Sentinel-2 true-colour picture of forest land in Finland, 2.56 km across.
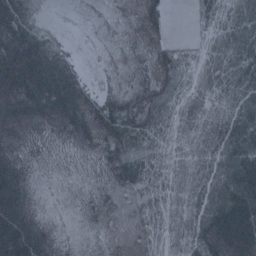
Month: January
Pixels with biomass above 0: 59%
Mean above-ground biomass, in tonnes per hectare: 28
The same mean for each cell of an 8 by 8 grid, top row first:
43 1 0 0 3 0 11 24
70 36 1 0 1 2 2 25
99 80 17 1 1 3 7 41
67 49 34 30 13 7 18 57
11 4 8 15 15 12 31 82
52 0 0 13 30 17 40 97
71 2 1 6 9 15 61 112
151 24 0 1 3 14 56 106
